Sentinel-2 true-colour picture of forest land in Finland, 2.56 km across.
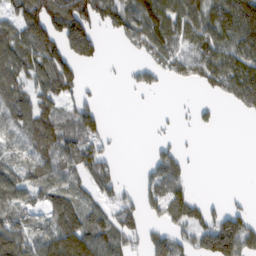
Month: February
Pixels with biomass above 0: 62%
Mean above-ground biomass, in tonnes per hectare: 64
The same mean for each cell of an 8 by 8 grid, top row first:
63 120 139 96 109 81 95 154
99 102 131 2 55 68 79 91
88 93 45 2 36 27 63 116
84 72 81 1 1 5 11 23
43 95 104 14 0 17 0 0
64 68 55 54 23 72 0 0
75 65 75 62 56 71 34 32
98 88 142 99 55 73 97 138
